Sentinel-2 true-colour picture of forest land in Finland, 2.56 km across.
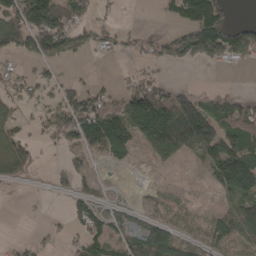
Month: April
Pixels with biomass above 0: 53%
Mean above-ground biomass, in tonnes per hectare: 59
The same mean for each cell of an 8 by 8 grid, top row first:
110 145 49 15 0 48 168 1
67 96 45 28 28 85 151 125
45 30 17 9 48 6 1 0
28 43 101 77 164 192 84 67
73 20 58 116 58 144 120 96
45 12 54 2 6 1 31 186
0 3 57 25 21 35 13 90
10 17 37 73 78 71 58 60
